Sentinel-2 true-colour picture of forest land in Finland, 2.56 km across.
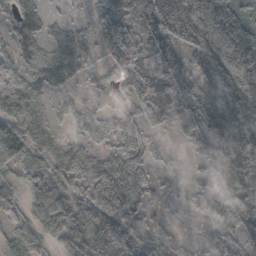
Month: October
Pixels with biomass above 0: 86%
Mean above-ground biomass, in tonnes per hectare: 73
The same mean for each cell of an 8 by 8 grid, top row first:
74 37 15 72 137 157 155 70
54 53 62 40 76 92 145 147
75 58 27 35 63 88 84 181
123 44 37 61 46 42 112 176
91 76 55 42 66 12 69 151
34 51 77 97 58 13 48 155
30 74 73 101 57 8 67 74
37 33 64 116 79 42 45 60
